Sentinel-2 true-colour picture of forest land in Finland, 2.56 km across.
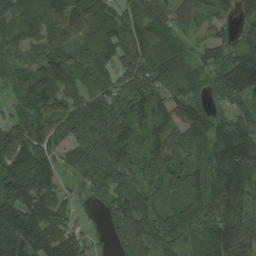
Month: August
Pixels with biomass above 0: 91%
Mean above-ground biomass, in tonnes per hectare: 126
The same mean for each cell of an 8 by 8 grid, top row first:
117 129 166 116 133 71 66 95
56 98 114 147 120 103 64 113
90 153 116 117 170 146 118 240
81 154 157 191 119 109 96 83
143 119 133 224 82 75 103 176
167 126 98 151 107 124 116 180
180 140 30 110 121 87 111 150
226 194 98 66 162 113 144 191
